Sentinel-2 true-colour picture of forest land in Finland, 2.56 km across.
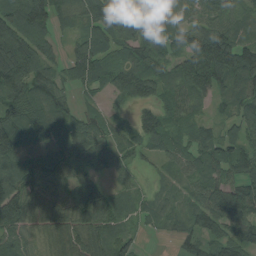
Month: August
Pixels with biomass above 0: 89%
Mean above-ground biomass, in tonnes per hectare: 85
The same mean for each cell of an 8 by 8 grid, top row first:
140 124 87 154 84 69 71 70
186 76 79 76 111 71 180 115
167 95 78 90 140 95 152 109
107 107 39 31 56 74 29 74
117 92 82 75 80 67 73 80
109 66 59 49 21 37 70 84
133 58 77 75 32 36 106 153
63 51 82 98 14 25 74 102
